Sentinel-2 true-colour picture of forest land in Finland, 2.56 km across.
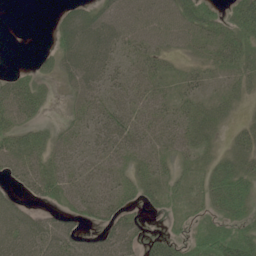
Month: June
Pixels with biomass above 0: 76%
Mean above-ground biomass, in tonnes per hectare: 32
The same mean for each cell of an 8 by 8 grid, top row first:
0 2 37 46 46 50 40 50
0 9 60 44 37 22 29 41
33 16 45 31 37 20 20 23
58 13 25 36 35 33 31 8
35 27 24 41 36 30 19 29
25 46 28 27 33 23 31 52
31 20 28 37 19 12 31 46
56 53 34 51 28 26 50 63
